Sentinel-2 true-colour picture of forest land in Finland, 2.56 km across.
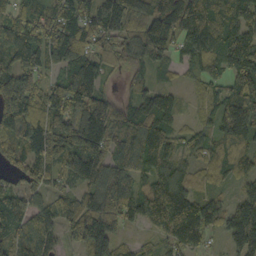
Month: October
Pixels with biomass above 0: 92%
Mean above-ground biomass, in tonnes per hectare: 103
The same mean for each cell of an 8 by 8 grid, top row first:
78 74 118 112 106 130 140 117
129 152 110 78 122 58 109 149
171 67 130 16 53 29 86 113
156 148 173 133 110 59 54 150
92 160 194 108 131 80 62 89
56 86 130 119 79 99 49 61
106 72 107 115 128 176 113 45
95 78 83 106 33 121 57 106
